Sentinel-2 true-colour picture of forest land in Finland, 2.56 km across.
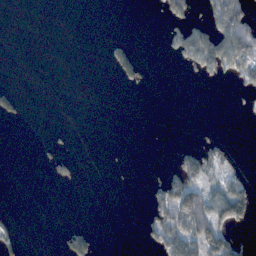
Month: November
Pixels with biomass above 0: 19%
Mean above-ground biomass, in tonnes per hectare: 27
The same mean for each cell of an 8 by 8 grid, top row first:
0 0 0 0 0 59 49 107
0 0 0 23 3 56 134 123
1 0 0 8 22 0 27 45
34 0 0 0 0 0 0 10
0 8 0 1 0 9 40 0
0 10 6 2 4 73 53 36
1 0 0 0 21 157 119 95
30 0 58 0 17 117 142 46
